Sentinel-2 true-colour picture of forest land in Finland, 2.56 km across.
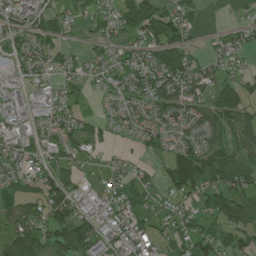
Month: July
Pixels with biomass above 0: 73%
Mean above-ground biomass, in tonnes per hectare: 54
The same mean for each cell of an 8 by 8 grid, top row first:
46 51 29 50 111 66 7 10
49 51 13 36 52 82 17 32
33 40 39 43 68 89 52 48
31 36 31 23 50 66 66 84
42 44 56 19 30 40 58 78
52 68 35 32 28 95 83 80
72 103 44 43 47 33 69 93
119 86 126 42 51 63 73 57
